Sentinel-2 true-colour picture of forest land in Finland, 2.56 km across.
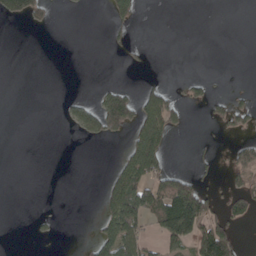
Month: April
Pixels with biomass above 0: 20%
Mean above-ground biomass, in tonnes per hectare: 30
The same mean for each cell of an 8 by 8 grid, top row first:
49 23 1 48 7 0 0 0
0 0 0 10 6 0 0 0
0 0 0 3 7 2 16 0
0 0 34 158 100 65 19 45
0 0 5 10 143 7 3 29
0 0 0 47 106 59 12 53
0 0 0 94 123 151 67 48
0 5 2 107 41 80 121 26
